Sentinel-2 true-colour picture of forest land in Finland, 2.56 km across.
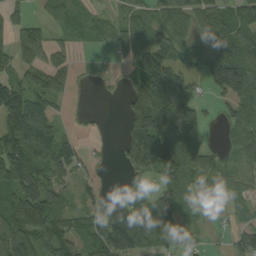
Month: September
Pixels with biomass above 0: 73%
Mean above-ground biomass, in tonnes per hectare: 88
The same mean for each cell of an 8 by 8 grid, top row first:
35 57 72 47 81 98 98 113
82 64 22 48 113 79 71 108
76 88 18 18 165 139 78 185
168 109 8 0 152 169 28 108
178 133 42 8 210 157 34 103
141 122 44 8 80 110 64 63
125 134 62 134 96 95 13 44
114 129 79 172 128 51 19 64
